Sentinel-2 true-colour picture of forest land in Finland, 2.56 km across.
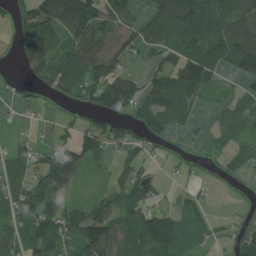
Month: July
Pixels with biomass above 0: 68%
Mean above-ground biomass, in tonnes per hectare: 86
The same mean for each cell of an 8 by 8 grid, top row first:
63 144 213 134 55 173 170 129
51 118 154 121 84 119 139 203
8 111 149 135 78 119 112 65
8 14 42 109 91 84 18 55
30 72 137 70 61 12 29 47
67 142 50 38 56 19 9 21
87 114 72 78 102 61 45 8
77 160 125 106 123 102 40 84
